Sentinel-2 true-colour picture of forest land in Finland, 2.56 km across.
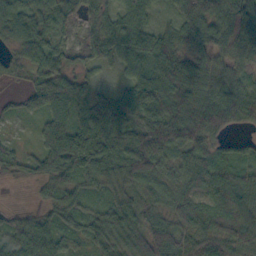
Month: October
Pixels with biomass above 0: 93%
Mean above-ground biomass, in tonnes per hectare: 71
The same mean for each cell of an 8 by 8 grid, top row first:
79 71 54 41 52 54 118 139
45 65 50 70 72 82 98 81
15 84 50 13 75 120 81 60
21 71 64 77 80 111 127 126
18 66 91 84 113 95 68 34
28 64 76 69 89 60 94 95
14 37 62 74 59 65 66 78
69 66 37 76 94 93 80 89
